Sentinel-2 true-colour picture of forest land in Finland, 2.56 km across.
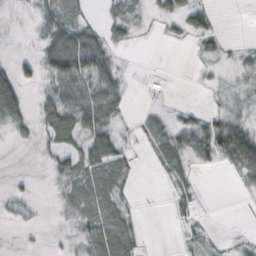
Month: October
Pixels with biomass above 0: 50%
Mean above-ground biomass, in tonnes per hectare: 18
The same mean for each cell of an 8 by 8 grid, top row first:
2 34 13 14 6 22 19 0
2 47 75 22 0 2 15 6
44 27 52 30 0 0 4 9
44 39 48 30 7 7 12 11
8 23 30 33 10 42 50 57
4 12 32 21 0 20 1 16
11 2 24 16 1 15 0 0
1 3 20 26 6 3 12 4
